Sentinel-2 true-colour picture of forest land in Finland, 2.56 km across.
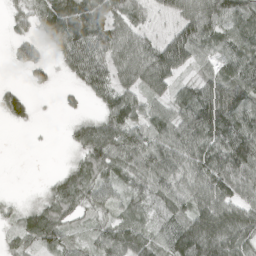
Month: April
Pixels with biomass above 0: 81%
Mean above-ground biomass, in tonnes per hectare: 61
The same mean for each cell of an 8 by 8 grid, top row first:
33 70 105 74 38 50 95 92
35 31 99 75 66 105 60 83
3 21 50 61 64 48 57 97
53 1 16 64 51 66 124 99
0 1 49 86 78 83 90 109
0 8 62 54 69 72 89 92
17 61 48 44 47 64 85 77
40 67 24 70 61 88 101 77
